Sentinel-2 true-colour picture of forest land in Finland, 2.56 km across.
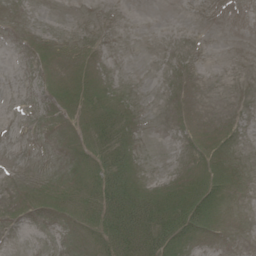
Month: June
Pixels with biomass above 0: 31%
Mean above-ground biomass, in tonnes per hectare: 8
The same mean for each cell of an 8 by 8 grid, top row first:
0 0 0 0 0 0 0 0
0 2 0 0 0 0 0 0
0 4 11 2 0 0 0 0
0 2 15 21 1 0 0 0
0 0 7 34 1 0 4 0
0 1 12 47 5 4 23 3
1 9 19 50 34 34 38 1
0 0 3 34 34 31 4 0
